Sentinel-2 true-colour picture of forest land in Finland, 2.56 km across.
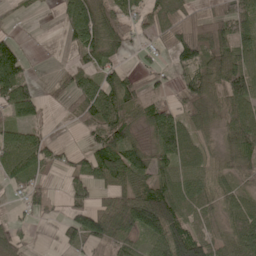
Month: May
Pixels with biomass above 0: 74%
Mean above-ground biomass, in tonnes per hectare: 63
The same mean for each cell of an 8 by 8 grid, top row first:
15 3 117 86 68 57 41 91
43 2 66 59 20 66 102 65
108 13 64 71 41 28 78 113
79 17 59 114 73 53 53 84
90 52 10 114 44 88 25 70
63 30 59 88 93 87 58 39
12 37 62 77 144 105 48 69
51 2 74 76 48 116 63 87
